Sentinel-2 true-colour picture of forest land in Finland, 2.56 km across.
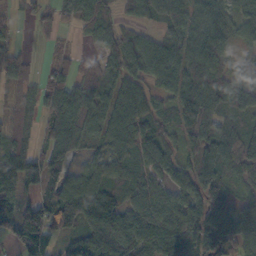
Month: October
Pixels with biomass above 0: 84%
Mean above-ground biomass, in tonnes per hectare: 71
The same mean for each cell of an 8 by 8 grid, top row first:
20 40 54 33 49 76 78 43
32 15 13 59 77 79 135 37
58 54 71 60 63 67 106 63
57 81 93 69 66 66 107 32
71 85 56 63 83 42 110 63
137 64 48 54 66 80 96 50
106 87 132 114 88 86 93 54
72 67 69 111 75 87 101 83
